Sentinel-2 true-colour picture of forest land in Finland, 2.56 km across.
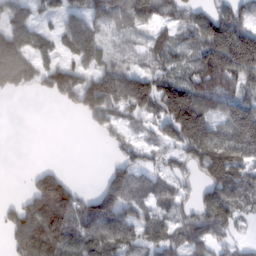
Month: February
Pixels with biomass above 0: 74%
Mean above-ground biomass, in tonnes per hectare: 78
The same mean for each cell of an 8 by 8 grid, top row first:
74 33 69 84 73 46 77 73
128 56 118 32 44 61 131 210
117 81 103 112 99 73 113 97
0 0 54 77 79 193 98 113
0 0 0 23 38 83 133 107
0 94 3 78 58 47 77 90
57 173 98 142 63 51 122 66
84 141 101 120 79 66 76 29
